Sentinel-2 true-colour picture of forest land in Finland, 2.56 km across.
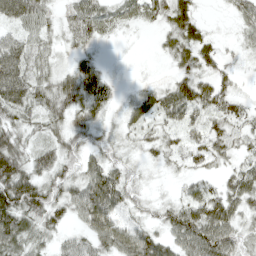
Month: April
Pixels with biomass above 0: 85%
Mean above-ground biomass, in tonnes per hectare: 45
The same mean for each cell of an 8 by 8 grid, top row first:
75 32 66 37 39 67 8 37
68 25 37 5 1 45 47 20
109 39 76 27 9 39 49 18
60 47 48 23 44 61 52 38
52 36 38 29 27 29 65 32
95 49 49 62 14 17 28 48
75 67 64 71 23 41 74 47
48 30 33 74 67 49 85 43
